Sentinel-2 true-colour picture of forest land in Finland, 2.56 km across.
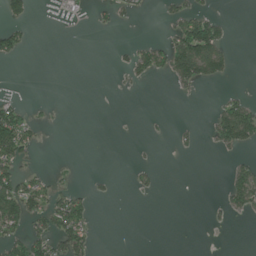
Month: June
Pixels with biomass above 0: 22%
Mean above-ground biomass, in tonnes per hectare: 22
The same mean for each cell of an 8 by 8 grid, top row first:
31 2 3 18 8 33 44 0
38 0 0 6 29 85 121 1
0 0 0 2 16 45 45 1
47 3 0 0 1 0 8 80
104 1 0 0 4 10 11 56
64 16 2 5 11 0 0 54
97 57 51 0 0 0 6 35
55 58 57 0 0 0 0 0
